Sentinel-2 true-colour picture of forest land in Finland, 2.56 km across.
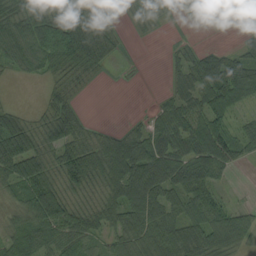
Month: August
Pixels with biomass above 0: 76%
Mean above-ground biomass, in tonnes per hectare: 54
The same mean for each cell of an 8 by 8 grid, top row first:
62 74 116 45 45 22 57 57
87 100 131 49 1 14 18 28
11 33 36 4 0 31 76 96
28 45 29 0 7 65 72 26
91 59 60 73 72 67 83 47
63 54 86 88 101 67 63 2
46 96 42 53 92 51 53 24
42 46 59 35 57 72 72 59
